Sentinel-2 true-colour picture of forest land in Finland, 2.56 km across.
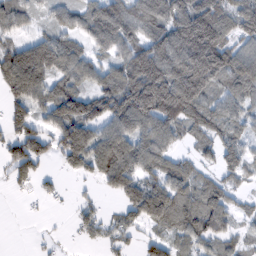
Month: February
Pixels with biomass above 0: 75%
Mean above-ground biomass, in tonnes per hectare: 89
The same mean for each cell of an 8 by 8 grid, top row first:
76 44 82 135 133 118 150 129
77 123 65 94 106 143 198 67
145 106 92 91 186 179 164 103
65 57 131 118 167 161 104 73
86 67 158 156 102 47 74 72
62 22 32 129 85 84 38 57
1 9 30 15 154 112 107 32
0 10 19 39 40 60 67 40
